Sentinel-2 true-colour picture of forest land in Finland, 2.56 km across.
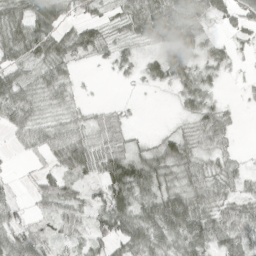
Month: April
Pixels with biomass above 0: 75%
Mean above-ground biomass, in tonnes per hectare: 38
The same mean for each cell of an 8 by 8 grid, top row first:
37 61 24 13 70 52 35 30
50 59 50 20 11 49 27 6
44 48 9 4 17 41 21 4
65 24 15 17 0 8 41 7
19 53 68 46 16 59 37 5
6 35 44 77 74 44 45 24
31 29 33 80 52 91 46 38
74 26 18 56 63 55 62 51
